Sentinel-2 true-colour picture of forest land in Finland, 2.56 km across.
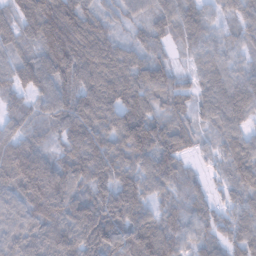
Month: January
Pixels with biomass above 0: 95%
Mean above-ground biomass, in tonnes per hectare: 87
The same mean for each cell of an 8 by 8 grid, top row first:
57 124 129 54 58 97 60 76
53 73 139 91 70 44 72 52
58 107 116 120 96 61 76 85
56 75 115 120 107 69 60 102
67 52 81 112 150 88 36 95
97 108 85 107 106 80 33 95
87 111 113 122 92 55 66 86
82 109 133 117 97 69 69 86
